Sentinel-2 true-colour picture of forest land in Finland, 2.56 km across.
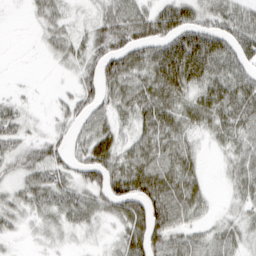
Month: March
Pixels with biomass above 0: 78%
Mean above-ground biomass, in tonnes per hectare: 44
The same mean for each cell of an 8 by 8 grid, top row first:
2 35 10 53 48 77 40 58
0 20 33 60 57 102 99 59
1 2 32 53 52 103 79 62
27 10 49 42 49 47 59 59
35 41 44 56 46 47 16 39
31 52 43 73 76 57 11 42
36 46 53 46 70 72 19 26
10 21 13 20 83 50 36 31
